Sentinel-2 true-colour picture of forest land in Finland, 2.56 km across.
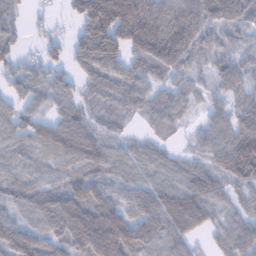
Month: February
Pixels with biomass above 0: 88%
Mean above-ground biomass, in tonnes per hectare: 77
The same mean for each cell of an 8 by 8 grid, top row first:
38 12 89 209 143 92 96 87
40 35 90 130 122 144 45 44
60 61 49 77 64 52 29 75
59 60 49 34 56 67 42 70
55 72 102 46 37 17 69 122
53 38 66 54 51 61 73 96
60 90 133 121 93 145 86 39
122 84 125 208 102 94 24 87
